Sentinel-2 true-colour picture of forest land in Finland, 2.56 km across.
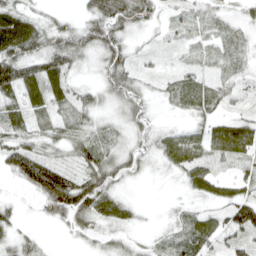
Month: April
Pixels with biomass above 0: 81%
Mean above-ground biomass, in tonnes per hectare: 36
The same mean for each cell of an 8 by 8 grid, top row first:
62 16 20 86 40 20 31 20
77 52 51 54 10 14 20 22
61 57 14 50 22 29 30 22
49 35 31 15 33 16 40 18
49 31 41 25 24 53 45 60
52 111 53 50 13 15 43 23
16 57 89 48 6 9 18 73
32 5 18 23 9 30 51 43
